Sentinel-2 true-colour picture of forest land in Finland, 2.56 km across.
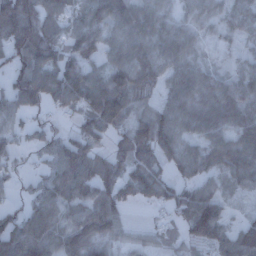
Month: December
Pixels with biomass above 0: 84%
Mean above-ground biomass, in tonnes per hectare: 67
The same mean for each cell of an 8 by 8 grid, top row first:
113 74 50 92 74 42 51 55
92 99 71 55 75 69 14 26
63 108 114 88 73 66 53 60
52 31 78 134 48 79 78 83
36 55 80 52 80 74 67 74
24 54 104 78 84 44 52 67
35 81 65 73 16 58 101 11
110 87 78 48 25 31 92 89
